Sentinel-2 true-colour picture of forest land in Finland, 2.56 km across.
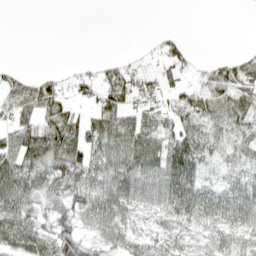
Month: April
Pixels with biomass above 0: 65%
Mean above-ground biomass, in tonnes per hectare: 41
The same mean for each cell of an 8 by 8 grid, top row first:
0 0 0 0 0 0 0 0
0 0 0 0 5 37 0 4
34 38 32 46 46 28 40 65
50 64 33 74 56 55 51 62
61 87 67 61 78 80 45 35
82 68 71 57 59 81 27 31
66 40 53 63 46 66 55 54
64 55 57 42 42 52 39 47
